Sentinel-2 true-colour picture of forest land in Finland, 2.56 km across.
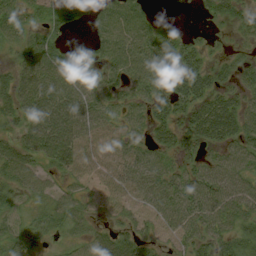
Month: August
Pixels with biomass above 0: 79%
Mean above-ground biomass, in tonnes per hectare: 43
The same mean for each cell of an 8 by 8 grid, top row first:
42 29 23 58 41 7 20 29
29 56 18 61 60 50 20 10
49 75 66 39 58 52 47 33
49 85 70 42 39 46 64 52
46 72 59 47 36 42 36 44
49 28 31 41 59 44 51 48
21 30 32 28 31 58 58 49
42 20 38 52 35 26 40 41
